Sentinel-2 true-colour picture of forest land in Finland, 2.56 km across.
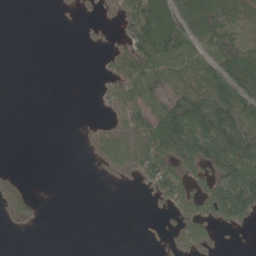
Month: June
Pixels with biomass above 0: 43%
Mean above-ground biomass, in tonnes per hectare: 35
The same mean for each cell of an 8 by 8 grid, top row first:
0 0 2 7 90 79 89 37
0 0 0 20 76 75 42 59
0 0 0 37 66 28 59 121
0 0 0 27 45 89 105 84
0 0 0 86 86 122 93 82
12 0 0 11 30 70 52 79
31 0 0 0 0 39 49 86
0 0 0 0 0 24 37 0
